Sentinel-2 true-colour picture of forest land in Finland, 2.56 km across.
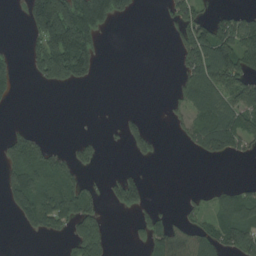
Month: August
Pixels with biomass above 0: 40%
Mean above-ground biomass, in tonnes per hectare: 65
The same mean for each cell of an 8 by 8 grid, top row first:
1 272 216 102 2 58 45 65
5 172 198 0 0 37 172 155
29 96 67 0 0 31 148 112
2 0 1 0 9 24 106 117
97 40 31 3 63 7 144 82
120 116 44 19 25 0 0 2
82 151 108 33 46 8 35 90
0 15 89 23 58 167 88 107
